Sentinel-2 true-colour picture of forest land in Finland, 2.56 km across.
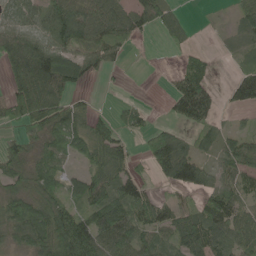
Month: May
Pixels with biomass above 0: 71%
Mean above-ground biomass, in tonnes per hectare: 63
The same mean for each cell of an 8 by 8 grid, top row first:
52 77 96 98 63 32 2 50
93 104 72 52 2 14 5 28
94 159 55 5 0 42 48 63
63 105 50 26 27 47 64 22
32 61 67 86 44 94 34 63
64 71 55 87 31 86 52 60
82 93 57 119 91 53 82 63
46 113 136 105 70 70 99 71
